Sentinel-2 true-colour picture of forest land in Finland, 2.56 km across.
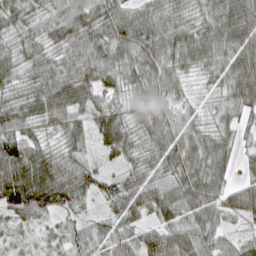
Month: April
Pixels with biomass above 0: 95%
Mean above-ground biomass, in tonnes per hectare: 57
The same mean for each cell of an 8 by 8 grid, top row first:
53 46 72 62 51 49 64 89
51 56 65 77 82 66 66 77
48 66 75 42 60 50 28 74
60 67 57 63 55 44 28 52
76 33 44 57 43 65 54 30
119 93 73 28 52 54 77 25
76 58 28 37 58 70 61 56
24 25 44 46 62 75 58 39
